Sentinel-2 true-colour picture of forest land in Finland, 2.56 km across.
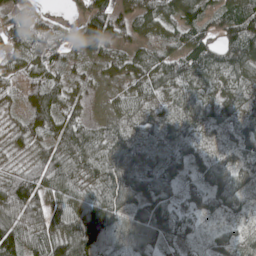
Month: May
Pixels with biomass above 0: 95%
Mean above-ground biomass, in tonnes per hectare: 70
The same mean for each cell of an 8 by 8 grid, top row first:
64 35 44 89 78 74 61 117
44 82 57 51 50 66 85 102
55 69 35 34 79 100 71 77
29 102 42 35 49 67 74 70
34 48 97 78 57 62 31 74
73 101 75 92 68 49 64 69
108 109 111 108 76 46 42 42
102 104 154 119 100 31 25 53
